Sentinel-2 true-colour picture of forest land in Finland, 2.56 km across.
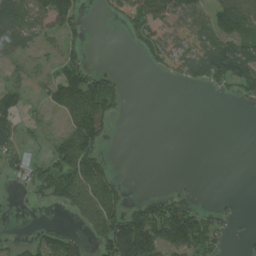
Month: July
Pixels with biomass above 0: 47%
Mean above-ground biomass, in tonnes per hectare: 51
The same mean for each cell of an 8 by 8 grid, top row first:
92 95 40 37 96 77 69 118
62 29 36 0 33 69 106 96
37 51 115 44 0 24 76 90
76 46 117 51 0 0 0 2
60 40 112 6 0 0 0 0
29 88 113 39 0 3 0 0
0 20 63 77 76 96 19 7
15 65 38 158 137 116 103 9
